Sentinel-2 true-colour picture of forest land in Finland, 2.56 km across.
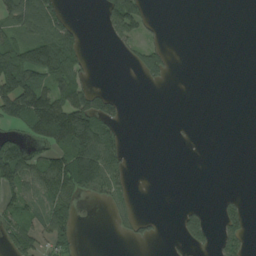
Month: August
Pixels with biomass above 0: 35%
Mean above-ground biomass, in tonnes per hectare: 43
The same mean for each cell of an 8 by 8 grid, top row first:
94 123 2 93 77 0 0 0
81 128 56 13 47 1 0 0
123 89 73 0 28 1 0 0
118 179 145 50 0 0 0 0
61 64 141 73 0 1 0 0
104 112 158 70 0 0 0 0
53 57 18 27 0 6 11 26
64 51 17 2 17 14 39 47
